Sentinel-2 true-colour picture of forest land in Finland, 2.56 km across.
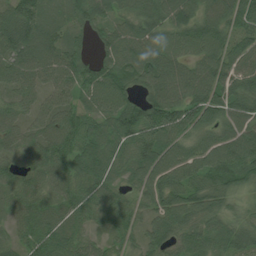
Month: July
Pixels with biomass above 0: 95%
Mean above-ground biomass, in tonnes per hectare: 73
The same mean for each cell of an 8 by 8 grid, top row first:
97 77 77 68 84 92 79 87
91 84 54 86 91 73 96 63
78 69 81 88 77 96 99 77
51 57 57 64 83 90 93 79
53 78 71 65 88 75 76 111
47 73 68 52 76 84 85 86
42 54 55 54 46 84 90 43
41 79 54 39 60 76 83 78
